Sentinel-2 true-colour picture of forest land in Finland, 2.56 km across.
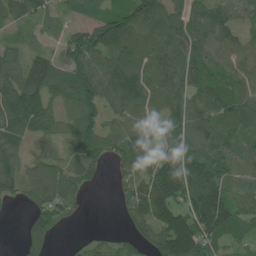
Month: June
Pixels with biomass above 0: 84%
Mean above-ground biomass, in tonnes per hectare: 93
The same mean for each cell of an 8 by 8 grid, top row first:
81 48 35 102 127 101 118 59
55 39 124 162 128 145 104 92
115 132 117 140 130 124 70 84
186 100 101 64 82 103 91 100
87 54 91 62 81 99 90 64
90 130 63 30 109 203 118 97
11 85 33 9 119 134 190 87
10 60 16 38 83 205 102 48
